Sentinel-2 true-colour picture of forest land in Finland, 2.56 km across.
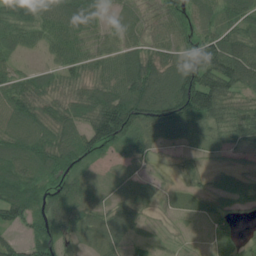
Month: July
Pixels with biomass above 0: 85%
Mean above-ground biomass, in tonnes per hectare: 57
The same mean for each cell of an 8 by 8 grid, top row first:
88 80 93 24 43 53 43 62
57 53 68 52 51 59 100 82
62 43 50 69 94 100 115 88
83 47 57 117 91 87 99 67
69 71 73 72 36 31 33 48
82 68 42 12 25 19 19 19
84 68 63 44 32 19 28 30
42 71 37 45 20 7 17 37
